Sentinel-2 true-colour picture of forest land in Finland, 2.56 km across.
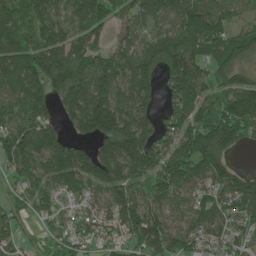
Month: June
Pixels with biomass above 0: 89%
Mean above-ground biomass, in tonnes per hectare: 120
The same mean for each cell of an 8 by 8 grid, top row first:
128 98 116 103 99 130 156 42
129 148 117 81 99 154 123 141
144 166 169 153 162 161 98 88
92 91 178 203 120 104 129 168
159 152 81 184 182 122 200 93
67 99 149 172 119 148 122 100
66 84 52 105 133 76 122 100
71 59 71 59 153 130 88 71
